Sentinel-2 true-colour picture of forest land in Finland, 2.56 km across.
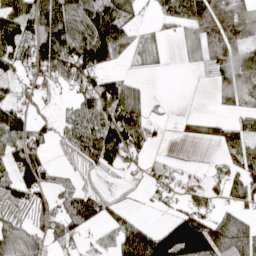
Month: April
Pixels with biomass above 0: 67%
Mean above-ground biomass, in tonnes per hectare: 64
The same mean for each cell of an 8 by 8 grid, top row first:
88 93 107 126 16 90 127 89
69 121 118 137 46 17 123 108
40 68 61 52 15 0 13 101
56 14 74 100 53 4 8 38
88 46 88 128 46 4 25 69
68 52 23 15 27 27 20 63
57 56 100 17 7 30 42 47
109 57 23 58 120 186 150 97
